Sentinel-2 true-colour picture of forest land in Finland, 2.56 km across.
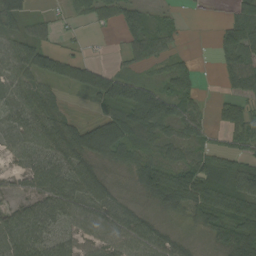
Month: September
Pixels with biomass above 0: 77%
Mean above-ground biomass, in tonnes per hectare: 49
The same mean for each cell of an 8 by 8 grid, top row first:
51 13 25 42 41 14 2 42
40 44 8 4 58 17 2 95
53 43 50 66 36 67 0 69
51 49 6 58 118 55 19 57
46 58 83 108 54 48 28 41
26 77 72 26 77 69 70 78
35 60 55 58 26 43 76 77
73 53 37 51 69 37 28 80
